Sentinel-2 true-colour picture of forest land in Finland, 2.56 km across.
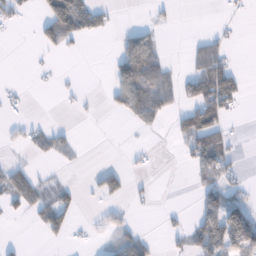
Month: January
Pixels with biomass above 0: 31%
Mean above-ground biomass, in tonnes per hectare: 29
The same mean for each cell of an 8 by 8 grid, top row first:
28 90 106 18 3 10 0 8
0 30 7 7 70 0 40 4
4 2 4 30 85 35 97 37
10 0 10 19 62 30 94 15
15 37 11 0 2 10 92 6
48 12 0 43 8 0 51 20
31 59 20 20 4 5 60 75
5 12 4 27 35 14 96 100
